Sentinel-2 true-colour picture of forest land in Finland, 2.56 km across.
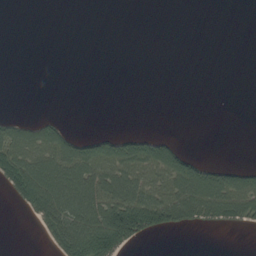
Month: August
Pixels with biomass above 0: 31%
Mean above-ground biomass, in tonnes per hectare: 41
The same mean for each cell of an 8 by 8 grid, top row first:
0 0 0 0 0 0 0 0
0 0 0 0 0 0 0 0
0 0 0 0 0 0 0 0
2 5 0 0 0 0 0 0
91 95 64 66 66 37 0 0
135 163 138 111 92 120 95 73
19 118 137 149 176 125 98 88
0 27 142 155 42 0 0 0
